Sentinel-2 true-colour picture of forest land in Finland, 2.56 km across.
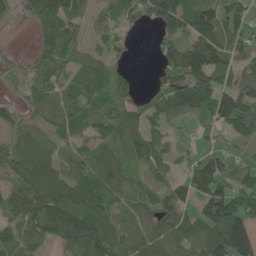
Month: June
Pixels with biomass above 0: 82%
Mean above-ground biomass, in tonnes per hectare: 82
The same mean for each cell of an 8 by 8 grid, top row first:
34 100 58 63 83 142 125 88
4 81 69 47 1 97 167 68
28 59 83 74 5 100 125 73
45 83 88 78 62 64 74 117
81 89 64 88 96 26 28 42
71 108 92 100 40 40 126 71
100 134 132 88 66 84 136 111
72 56 118 118 96 94 115 175
